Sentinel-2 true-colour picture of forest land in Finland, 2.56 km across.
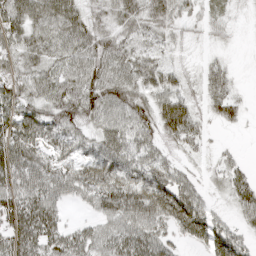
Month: April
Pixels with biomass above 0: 88%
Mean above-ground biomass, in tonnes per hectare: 50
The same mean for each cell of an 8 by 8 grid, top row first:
70 79 54 39 59 41 28 7
47 54 59 58 39 20 21 6
58 57 61 70 61 37 49 10
61 59 67 57 57 80 35 27
70 50 44 62 56 39 23 5
70 60 58 67 72 47 23 32
81 64 15 60 77 75 40 40
70 65 50 52 64 27 62 42
